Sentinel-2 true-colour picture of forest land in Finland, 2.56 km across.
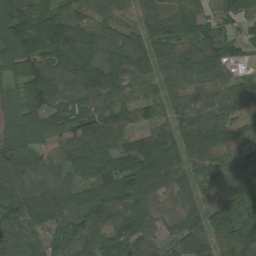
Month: August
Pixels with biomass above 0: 92%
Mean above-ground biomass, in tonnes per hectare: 89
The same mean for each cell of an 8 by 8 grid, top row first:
143 112 76 63 46 53 44 62
175 137 132 100 98 77 91 52
112 115 130 127 58 42 54 54
142 101 80 78 46 54 98 73
172 91 76 73 99 85 103 73
101 67 69 115 122 54 72 89
106 116 81 89 80 42 68 83
91 79 95 87 85 77 100 102
